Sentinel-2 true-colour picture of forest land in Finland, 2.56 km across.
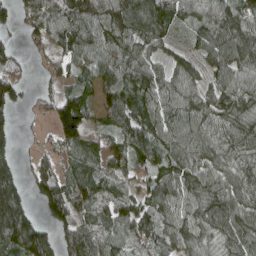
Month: April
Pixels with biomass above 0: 87%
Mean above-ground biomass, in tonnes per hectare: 93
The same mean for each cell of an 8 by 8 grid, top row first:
50 98 118 140 149 91 71 122
39 51 108 105 86 38 95 131
110 35 56 100 101 81 62 85
56 47 140 89 104 116 104 101
40 22 94 78 108 102 117 118
95 88 74 82 71 117 105 114
145 85 84 85 79 94 112 112
155 128 130 89 79 92 76 105
